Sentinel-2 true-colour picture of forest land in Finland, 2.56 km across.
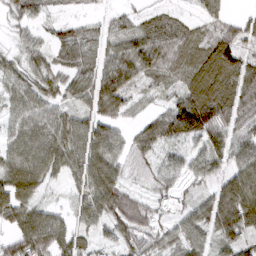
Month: March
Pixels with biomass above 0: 87%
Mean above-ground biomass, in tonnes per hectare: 61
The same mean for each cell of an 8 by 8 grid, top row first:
38 22 16 30 26 23 38 19
26 44 48 49 84 53 57 65
48 56 67 98 50 28 93 78
53 63 62 73 27 95 126 79
72 104 90 87 57 52 72 64
94 61 74 84 16 48 54 82
78 42 45 96 53 23 66 136
78 106 46 39 58 50 45 66
